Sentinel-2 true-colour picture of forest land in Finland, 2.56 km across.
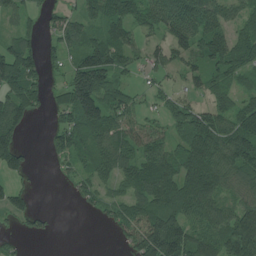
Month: July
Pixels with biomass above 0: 74%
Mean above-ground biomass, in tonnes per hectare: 88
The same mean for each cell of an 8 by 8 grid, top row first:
59 40 67 115 94 147 120 71
107 36 101 148 58 76 127 107
124 42 166 101 25 29 94 54
115 30 165 111 45 79 93 99
96 28 98 122 107 73 163 153
49 1 50 82 128 121 154 110
70 11 17 58 114 127 122 111
21 10 0 10 142 162 97 180
